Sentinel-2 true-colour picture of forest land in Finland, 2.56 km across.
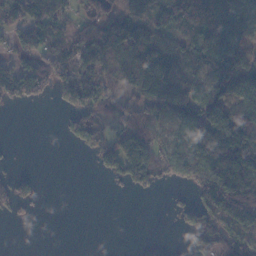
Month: November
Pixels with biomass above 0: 61%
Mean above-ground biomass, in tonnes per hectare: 78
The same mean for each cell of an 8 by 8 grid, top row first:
86 156 68 73 37 100 111 125
65 104 89 117 142 90 125 99
132 120 120 75 157 104 83 131
4 2 89 60 80 122 121 97
3 0 47 87 115 70 152 184
40 0 0 45 92 72 164 241
48 2 0 0 0 33 105 172
0 0 0 0 2 0 120 115
